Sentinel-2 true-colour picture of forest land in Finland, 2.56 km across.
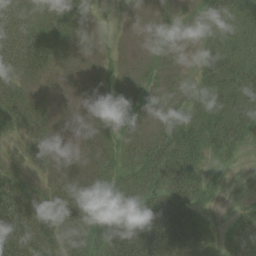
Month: August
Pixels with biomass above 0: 81%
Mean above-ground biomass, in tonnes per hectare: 37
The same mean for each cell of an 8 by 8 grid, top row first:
61 36 29 2 7 5 36 41
62 49 16 4 8 15 25 44
38 18 16 15 24 17 46 57
45 21 16 25 22 33 53 54
8 25 21 24 44 67 50 31
29 27 35 30 54 71 18 1
66 53 46 38 49 82 16 16
85 52 41 55 94 99 55 61
